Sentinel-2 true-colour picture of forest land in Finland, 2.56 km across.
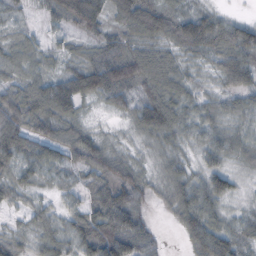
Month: October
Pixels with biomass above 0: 93%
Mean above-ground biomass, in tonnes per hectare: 65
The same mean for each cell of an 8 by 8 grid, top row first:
22 41 135 56 107 68 69 20
50 29 31 72 64 56 82 114
52 72 108 128 103 75 21 70
102 117 42 32 116 89 45 36
111 89 92 24 25 43 60 52
51 27 33 90 43 61 70 25
31 36 49 132 62 76 80 16
40 64 71 121 71 8 119 56
